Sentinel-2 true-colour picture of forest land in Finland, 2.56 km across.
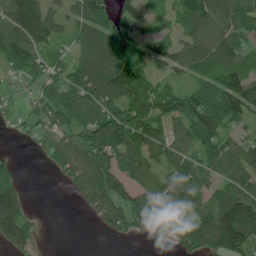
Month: June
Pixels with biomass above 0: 76%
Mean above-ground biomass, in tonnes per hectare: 90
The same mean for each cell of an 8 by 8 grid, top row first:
185 118 100 84 98 67 152 127
140 90 73 114 44 78 125 81
30 80 120 167 105 51 83 136
22 87 96 113 110 90 137 111
6 71 76 137 135 82 118 76
41 6 89 107 81 97 71 96
83 0 24 107 106 109 93 186
91 8 0 19 19 62 157 177
